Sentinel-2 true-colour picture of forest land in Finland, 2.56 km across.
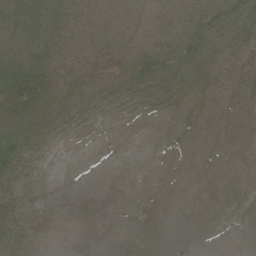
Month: June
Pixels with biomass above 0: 50%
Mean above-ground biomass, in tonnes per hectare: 23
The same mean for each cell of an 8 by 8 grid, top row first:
90 76 21 14 12 24 55 56
75 61 25 25 27 48 51 32
118 73 43 24 41 37 24 20
85 61 37 15 12 11 4 6
75 19 4 0 0 1 0 1
26 1 0 0 0 0 0 0
23 2 0 0 0 0 0 3
36 1 0 0 2 0 0 3
